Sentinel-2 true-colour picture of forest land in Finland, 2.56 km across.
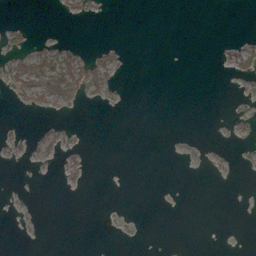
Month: March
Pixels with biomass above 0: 11%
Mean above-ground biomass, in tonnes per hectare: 4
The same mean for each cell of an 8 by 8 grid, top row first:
0 0 10 1 0 0 0 0
7 6 6 8 0 0 0 7
38 43 44 14 0 0 0 2
3 12 1 1 0 0 0 1
4 10 1 0 0 0 0 2
0 0 4 0 0 0 1 0
0 0 0 0 0 0 0 0
0 0 0 0 0 0 0 0
